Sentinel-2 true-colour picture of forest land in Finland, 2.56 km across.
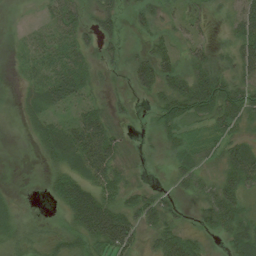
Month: August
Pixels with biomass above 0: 77%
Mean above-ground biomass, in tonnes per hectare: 34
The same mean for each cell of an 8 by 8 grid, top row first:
2 26 30 38 27 18 18 46
10 40 36 21 20 27 24 39
9 45 54 7 41 49 63 39
8 31 35 22 3 66 47 52
2 38 65 49 5 32 31 37
2 19 43 43 4 25 19 58
12 5 104 69 51 20 38 41
29 24 45 87 25 64 18 49
